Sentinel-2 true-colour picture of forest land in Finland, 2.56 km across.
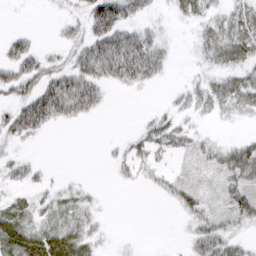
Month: March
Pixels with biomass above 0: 54%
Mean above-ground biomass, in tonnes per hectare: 20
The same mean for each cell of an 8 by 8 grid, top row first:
0 3 22 60 21 10 20 23
30 7 29 66 50 5 24 31
43 36 45 27 29 2 16 23
35 64 31 2 3 17 16 16
12 1 0 4 23 23 13 17
16 6 2 4 11 11 9 40
16 18 17 0 0 12 20 31
29 28 22 3 0 1 37 18
